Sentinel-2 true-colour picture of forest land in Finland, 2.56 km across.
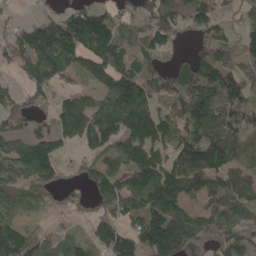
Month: May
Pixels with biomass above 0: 77%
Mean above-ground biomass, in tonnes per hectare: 109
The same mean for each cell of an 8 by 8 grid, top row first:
27 56 143 87 54 126 138 49
138 183 185 198 99 50 120 108
39 115 43 118 122 98 161 110
89 62 128 145 145 90 131 96
85 115 71 90 126 113 144 81
69 100 43 121 169 162 139 90
72 23 28 109 174 154 92 108
145 70 53 146 175 237 110 123
